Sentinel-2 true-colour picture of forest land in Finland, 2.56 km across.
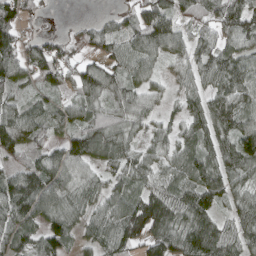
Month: April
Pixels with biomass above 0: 87%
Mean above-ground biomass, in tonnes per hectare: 79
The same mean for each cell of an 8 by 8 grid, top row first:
94 13 4 29 85 77 70 106
101 79 51 67 98 68 68 68
78 71 81 77 62 39 64 85
75 75 84 69 66 31 98 98
93 56 97 100 43 55 75 113
90 111 72 53 76 70 100 82
124 86 66 79 134 109 90 81
82 103 47 94 101 115 161 98
